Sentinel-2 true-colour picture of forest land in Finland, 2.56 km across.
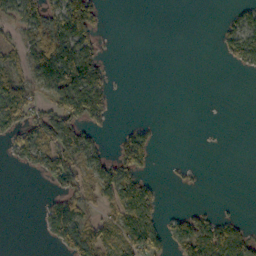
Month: October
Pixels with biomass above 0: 40%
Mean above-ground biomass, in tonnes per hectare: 41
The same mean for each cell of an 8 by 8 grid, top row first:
45 82 138 1 0 0 0 33
38 105 108 1 0 0 0 80
70 95 133 27 0 0 0 0
120 65 95 28 0 0 0 0
58 94 108 18 74 0 0 0
1 59 60 87 52 8 2 0
0 35 50 44 95 4 12 2
0 21 98 58 89 64 98 78
